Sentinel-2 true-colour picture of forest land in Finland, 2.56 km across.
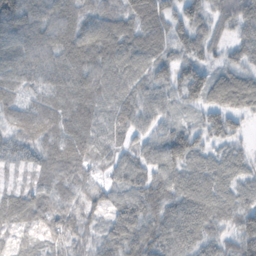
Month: November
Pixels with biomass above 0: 96%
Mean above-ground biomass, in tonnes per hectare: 75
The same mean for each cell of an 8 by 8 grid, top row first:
137 94 87 87 113 68 70 80
74 106 123 101 90 60 63 51
71 90 109 91 73 76 85 73
58 79 92 68 78 44 62 55
67 70 81 54 60 110 58 35
22 64 58 45 75 78 82 61
76 73 68 57 94 77 79 70
36 41 59 82 106 100 62 73
